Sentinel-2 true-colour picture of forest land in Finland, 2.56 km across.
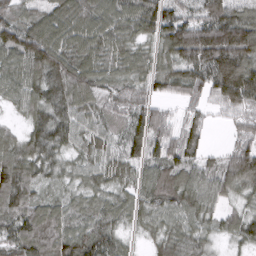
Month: March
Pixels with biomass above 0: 93%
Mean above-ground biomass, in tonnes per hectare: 77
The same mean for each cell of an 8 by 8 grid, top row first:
69 74 102 88 106 80 88 93
105 130 85 80 51 123 161 163
77 94 98 54 64 79 102 170
27 86 72 44 69 23 34 58
59 95 58 54 92 82 33 50
109 52 50 55 56 83 66 114
89 74 54 41 65 75 58 45
87 97 100 58 29 78 49 62
